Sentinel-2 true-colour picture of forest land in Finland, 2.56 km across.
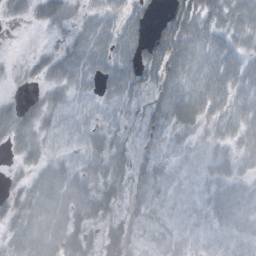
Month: October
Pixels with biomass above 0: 83%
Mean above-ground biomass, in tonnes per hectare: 37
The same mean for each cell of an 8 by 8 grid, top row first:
23 43 22 39 23 50 42 63
0 12 43 51 39 74 48 36
6 31 28 46 42 51 58 50
38 41 31 25 35 55 48 45
35 32 26 38 32 20 24 38
11 50 44 45 38 20 27 31
33 50 52 41 36 22 28 42
41 55 53 46 34 28 19 29
